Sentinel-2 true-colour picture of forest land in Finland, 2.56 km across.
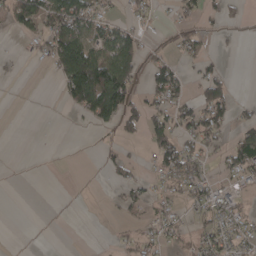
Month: April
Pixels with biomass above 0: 38%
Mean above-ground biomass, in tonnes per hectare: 35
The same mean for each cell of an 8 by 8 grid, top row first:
63 85 86 28 24 20 27 11
3 61 114 89 36 26 17 3
4 5 142 145 30 60 49 0
0 0 35 97 55 58 85 15
0 1 0 13 23 71 41 78
0 0 0 16 21 67 39 44
0 0 0 7 28 30 68 39
0 0 0 7 31 32 50 45
